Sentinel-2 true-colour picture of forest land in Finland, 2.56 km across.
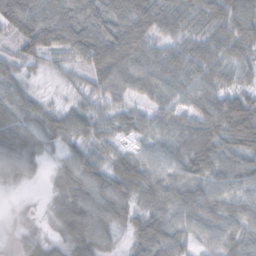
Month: November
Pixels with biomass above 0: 92%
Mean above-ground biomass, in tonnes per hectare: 51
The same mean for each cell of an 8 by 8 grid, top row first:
95 80 76 63 88 56 54 71
34 74 80 99 68 40 51 52
40 11 21 68 57 46 52 31
63 36 42 37 32 42 55 77
66 36 46 31 27 44 63 55
39 15 58 58 56 47 56 54
10 15 66 60 40 58 55 48
17 31 66 30 57 52 36 48
